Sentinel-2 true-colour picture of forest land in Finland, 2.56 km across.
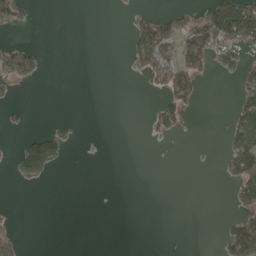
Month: May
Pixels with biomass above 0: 19%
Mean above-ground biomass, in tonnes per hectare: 30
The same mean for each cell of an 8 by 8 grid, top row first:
52 0 0 0 27 52 108 208
61 3 0 0 107 92 137 86
59 3 0 0 23 114 12 46
10 0 0 0 6 66 0 71
24 101 3 0 2 1 2 101
26 29 0 0 0 0 0 106
2 0 0 1 0 0 0 44
27 0 0 0 0 0 0 116
